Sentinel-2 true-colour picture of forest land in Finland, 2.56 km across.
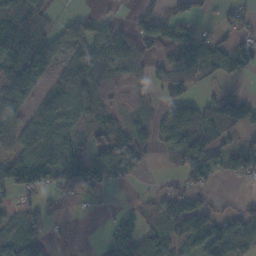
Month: November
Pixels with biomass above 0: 62%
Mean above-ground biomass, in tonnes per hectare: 56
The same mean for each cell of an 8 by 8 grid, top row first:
104 35 47 17 46 58 12 32
79 72 63 82 46 102 73 56
76 44 94 18 18 56 25 29
55 67 39 20 15 75 85 97
64 109 43 90 59 70 81 43
119 105 85 49 21 36 61 84
29 19 7 10 31 74 41 38
100 31 1 70 72 48 71 100
